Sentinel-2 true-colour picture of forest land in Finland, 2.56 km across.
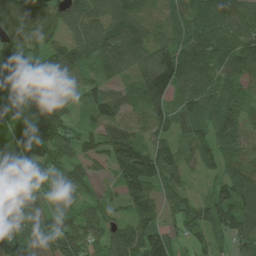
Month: June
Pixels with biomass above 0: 94%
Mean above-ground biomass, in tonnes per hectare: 91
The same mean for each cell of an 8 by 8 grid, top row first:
111 96 92 108 57 73 108 91
99 85 98 120 113 113 98 88
82 99 68 53 150 141 90 73
97 157 46 85 89 79 97 94
114 119 73 135 88 64 81 96
74 59 83 50 164 71 32 96
110 61 56 49 87 69 99 111
105 80 111 87 140 69 62 85
